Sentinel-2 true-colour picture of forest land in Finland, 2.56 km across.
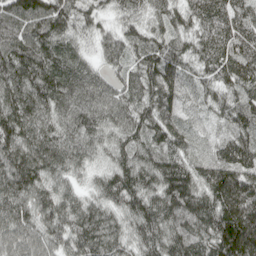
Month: April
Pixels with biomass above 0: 99%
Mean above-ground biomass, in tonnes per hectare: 88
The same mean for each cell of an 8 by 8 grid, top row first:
102 114 70 37 54 67 85 83
101 87 36 67 79 71 87 98
101 97 98 52 107 87 63 100
111 87 107 94 93 79 41 82
113 101 89 62 81 86 45 83
133 80 36 75 91 125 96 99
91 85 79 65 99 114 104 130
97 82 96 85 86 102 111 173
